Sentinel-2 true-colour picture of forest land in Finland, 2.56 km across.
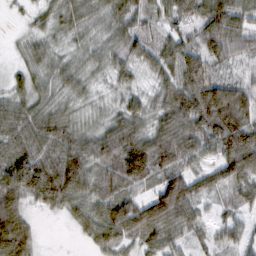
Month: February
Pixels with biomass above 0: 92%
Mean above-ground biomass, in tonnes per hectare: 67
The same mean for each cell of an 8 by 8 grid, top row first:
8 35 46 64 57 67 113 81
15 39 31 46 50 72 89 73
33 45 43 33 22 77 96 37
68 60 26 31 52 95 139 107
72 85 74 102 106 111 77 121
124 114 109 75 102 80 57 79
85 38 58 100 91 116 24 36
126 2 14 62 57 42 27 44
